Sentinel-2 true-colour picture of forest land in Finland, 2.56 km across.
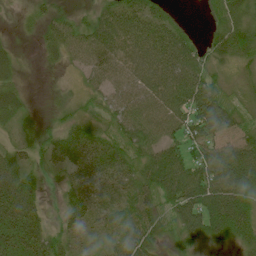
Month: July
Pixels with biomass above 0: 87%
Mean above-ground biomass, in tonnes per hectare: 50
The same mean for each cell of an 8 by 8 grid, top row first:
6 32 20 81 66 16 16 48
14 26 45 74 72 81 33 54
23 2 22 47 67 86 54 16
39 13 25 40 53 67 90 33
30 40 75 59 53 49 67 64
69 23 51 68 63 92 89 85
97 19 50 44 55 69 84 77
63 61 35 38 64 30 47 45
